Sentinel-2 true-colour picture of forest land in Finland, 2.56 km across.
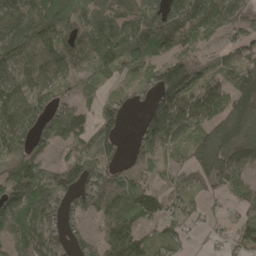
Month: April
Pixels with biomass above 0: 82%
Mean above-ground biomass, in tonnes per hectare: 108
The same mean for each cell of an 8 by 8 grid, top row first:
130 162 100 122 168 180 189 95
130 161 127 190 166 122 58 86
107 123 102 58 68 197 107 125
153 127 80 57 54 188 124 151
130 74 71 55 80 86 116 134
115 115 115 86 57 61 120 74
122 129 74 129 124 78 38 59
97 124 52 143 97 79 18 69
